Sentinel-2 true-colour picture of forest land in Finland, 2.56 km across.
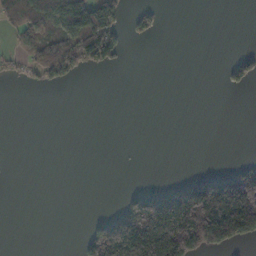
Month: November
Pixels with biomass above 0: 25%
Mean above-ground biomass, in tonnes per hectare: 51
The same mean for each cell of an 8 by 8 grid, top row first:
74 117 96 96 40 0 0 0
20 73 136 90 0 0 0 6
11 44 11 0 0 0 0 49
0 0 0 0 0 0 0 0
0 0 0 0 0 0 0 0
0 0 0 0 0 13 57 109
0 0 0 11 208 280 288 289
0 0 25 281 281 302 165 83
